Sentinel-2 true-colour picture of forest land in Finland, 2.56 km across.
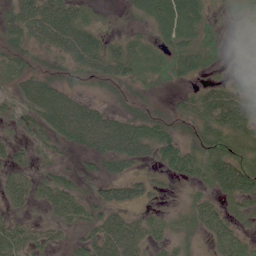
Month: June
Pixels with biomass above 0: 79%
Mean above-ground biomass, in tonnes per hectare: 42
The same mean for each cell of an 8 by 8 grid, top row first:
47 83 52 8 45 109 37 30
35 43 93 41 37 47 44 27
42 35 23 42 31 27 19 21
31 67 61 26 27 21 68 73
20 25 40 70 83 57 53 40
38 25 26 38 23 33 55 94
21 36 49 45 25 10 45 28
44 26 27 72 53 28 27 45
